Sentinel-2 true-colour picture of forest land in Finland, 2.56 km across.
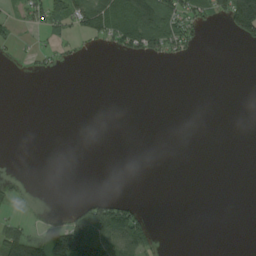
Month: August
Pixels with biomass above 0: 22%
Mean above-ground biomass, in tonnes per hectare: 25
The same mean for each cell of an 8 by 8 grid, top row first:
21 67 70 97 116 68 42 195
18 16 13 28 77 55 3 8
1 5 0 0 0 0 0 0
0 0 0 0 0 0 0 0
0 0 0 0 0 0 0 0
5 0 0 0 0 0 0 0
11 6 36 85 10 0 0 0
111 104 169 95 61 0 0 0
